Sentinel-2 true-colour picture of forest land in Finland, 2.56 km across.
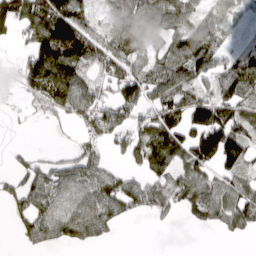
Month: March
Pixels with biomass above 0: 66%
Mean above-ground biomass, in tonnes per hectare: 76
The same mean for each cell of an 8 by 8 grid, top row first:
129 163 96 44 82 87 50 41
21 170 160 114 46 62 88 32
34 161 97 95 87 85 57 126
8 44 100 90 58 97 117 77
5 2 42 55 124 126 145 119
50 82 102 79 67 76 63 78
61 110 108 98 74 65 97 94
21 76 72 20 0 0 0 12
